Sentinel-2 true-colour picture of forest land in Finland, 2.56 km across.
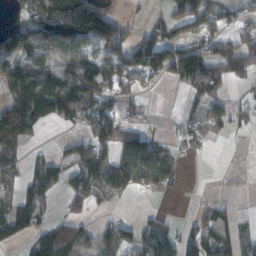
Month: November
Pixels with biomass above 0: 59%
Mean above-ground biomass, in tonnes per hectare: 65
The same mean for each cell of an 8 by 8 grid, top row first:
28 142 200 78 16 50 82 47
125 96 98 83 96 77 51 78
123 103 98 93 40 54 113 41
136 75 96 77 24 9 63 29
72 6 40 95 98 30 23 1
45 77 75 120 95 26 0 3
75 31 36 10 9 1 33 8
45 60 117 94 50 78 92 59
